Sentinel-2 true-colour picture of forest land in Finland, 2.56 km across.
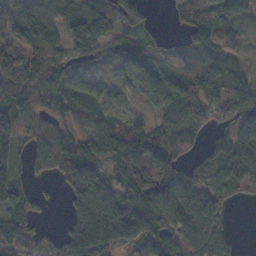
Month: November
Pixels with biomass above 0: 81%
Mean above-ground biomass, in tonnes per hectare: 77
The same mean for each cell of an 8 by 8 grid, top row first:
83 72 96 93 58 39 80 41
104 62 72 54 50 19 63 23
168 122 43 34 98 97 99 63
90 73 46 51 28 61 90 114
85 100 96 148 109 75 35 99
48 31 119 41 138 110 61 98
66 17 87 107 128 118 97 9
100 42 110 86 72 84 106 10
